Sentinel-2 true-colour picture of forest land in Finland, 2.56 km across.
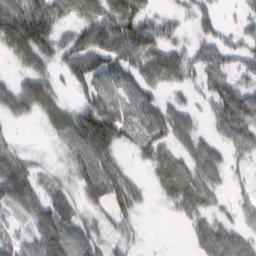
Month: February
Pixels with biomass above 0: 80%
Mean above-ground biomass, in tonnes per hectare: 50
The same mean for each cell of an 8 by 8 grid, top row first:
91 73 62 96 58 23 36 15
73 59 75 85 85 38 48 34
32 48 43 56 57 48 45 31
41 60 59 82 64 49 25 89
18 9 69 78 48 56 42 52
88 17 47 70 13 105 63 12
40 62 31 51 15 41 46 25
38 80 46 28 10 0 78 52
